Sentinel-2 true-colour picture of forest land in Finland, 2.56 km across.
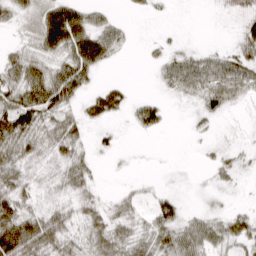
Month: March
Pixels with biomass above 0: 65%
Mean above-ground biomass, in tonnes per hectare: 30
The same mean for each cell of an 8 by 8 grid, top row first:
28 61 55 16 5 1 1 23
21 54 82 43 4 10 10 28
48 68 55 7 0 39 53 54
73 58 23 36 37 1 28 4
50 37 29 11 1 0 7 7
42 25 34 2 3 2 9 14
57 29 28 21 21 31 13 8
101 61 26 46 37 48 45 36
